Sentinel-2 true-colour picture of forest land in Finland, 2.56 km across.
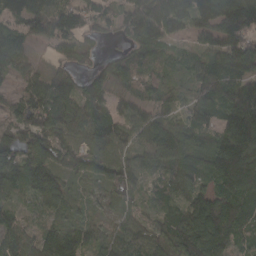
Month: March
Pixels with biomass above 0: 91%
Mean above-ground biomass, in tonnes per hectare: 83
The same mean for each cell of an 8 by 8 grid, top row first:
105 127 84 53 112 119 114 186
79 35 62 16 73 33 64 113
37 71 57 85 43 28 106 111
49 125 96 74 67 38 105 163
96 99 44 95 70 102 61 150
106 134 58 95 50 91 83 166
48 66 35 44 39 57 115 98
83 94 89 69 63 118 123 55
